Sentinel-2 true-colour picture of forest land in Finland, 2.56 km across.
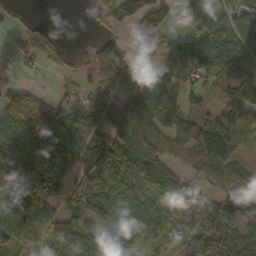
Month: October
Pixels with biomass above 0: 79%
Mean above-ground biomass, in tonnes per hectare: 87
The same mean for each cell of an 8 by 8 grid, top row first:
11 2 0 55 116 54 130 60
39 89 3 70 52 65 113 84
23 5 23 98 83 64 73 95
122 80 72 78 152 83 67 158
125 176 104 115 151 72 178 82
114 129 91 132 134 57 78 58
122 80 103 91 95 80 73 70
98 125 104 88 83 67 119 129
